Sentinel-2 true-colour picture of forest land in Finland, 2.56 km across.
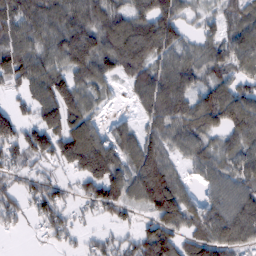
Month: February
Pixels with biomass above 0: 82%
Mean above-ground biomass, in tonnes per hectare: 84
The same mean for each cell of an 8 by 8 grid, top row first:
90 81 95 93 109 91 35 68
105 81 143 120 130 84 65 100
77 120 91 59 90 127 70 56
55 114 110 14 54 108 125 109
85 103 169 87 104 69 56 83
47 37 79 132 150 69 55 77
53 83 29 79 62 139 65 102
2 21 26 38 97 87 103 89
